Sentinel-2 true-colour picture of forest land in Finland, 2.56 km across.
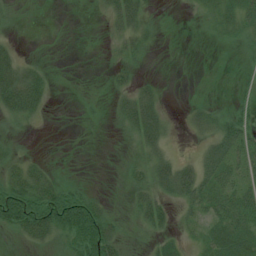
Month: July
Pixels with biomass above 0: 57%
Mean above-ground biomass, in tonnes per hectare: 23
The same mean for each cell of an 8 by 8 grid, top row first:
6 0 0 26 25 1 18 42
11 1 0 11 18 0 2 14
56 16 2 12 12 0 3 4
36 8 4 12 57 3 24 24
8 0 2 1 33 7 26 47
32 21 2 1 24 56 40 42
103 78 87 9 35 21 42 48
10 30 64 44 11 17 29 42
